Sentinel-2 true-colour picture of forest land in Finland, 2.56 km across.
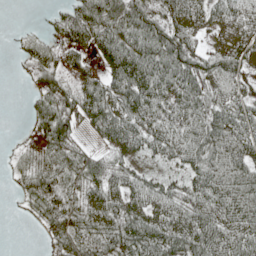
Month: May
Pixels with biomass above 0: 81%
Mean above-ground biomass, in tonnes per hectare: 47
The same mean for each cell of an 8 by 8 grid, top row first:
0 10 72 58 58 51 44 48
10 33 42 66 72 72 31 55
2 34 26 48 74 70 49 43
0 56 53 64 53 47 55 62
8 46 26 40 40 53 71 67
17 58 47 43 38 21 68 75
5 66 52 55 56 52 62 74
0 28 55 49 74 66 76 70
